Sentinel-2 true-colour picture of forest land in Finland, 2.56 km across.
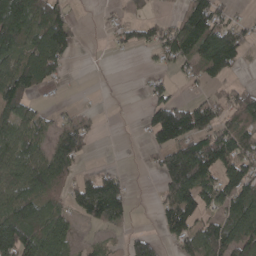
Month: April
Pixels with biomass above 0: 58%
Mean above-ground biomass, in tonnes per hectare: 77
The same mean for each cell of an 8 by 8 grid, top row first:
150 128 4 12 28 46 162 22
90 155 14 17 48 116 162 97
129 70 0 1 16 23 66 17
86 23 29 1 33 114 80 124
98 64 91 0 19 144 143 104
83 111 48 60 3 175 107 135
94 75 79 163 0 139 66 140
160 120 28 25 54 68 131 144
